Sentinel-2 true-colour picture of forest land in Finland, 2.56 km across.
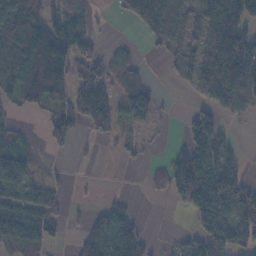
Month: November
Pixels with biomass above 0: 59%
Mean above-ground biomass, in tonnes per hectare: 57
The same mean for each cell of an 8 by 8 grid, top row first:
104 70 38 5 46 38 61 84
104 160 68 13 6 38 85 109
108 155 69 58 32 21 113 105
25 43 92 59 56 3 53 38
43 29 9 11 14 17 96 9
96 18 1 0 8 125 125 58
69 76 8 39 0 24 143 103
76 54 44 101 48 12 91 67
